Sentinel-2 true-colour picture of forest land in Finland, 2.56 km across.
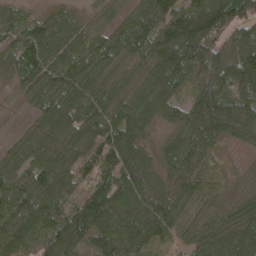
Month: April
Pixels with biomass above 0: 92%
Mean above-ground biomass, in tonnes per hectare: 98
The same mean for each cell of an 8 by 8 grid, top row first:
60 64 30 47 97 120 167 105
91 96 85 95 103 212 123 134
59 96 102 73 73 108 133 147
26 108 122 100 101 64 195 165
56 112 119 122 58 81 101 47
101 132 66 89 90 95 74 13
130 114 85 127 132 93 49 66
109 114 98 116 98 55 112 145
